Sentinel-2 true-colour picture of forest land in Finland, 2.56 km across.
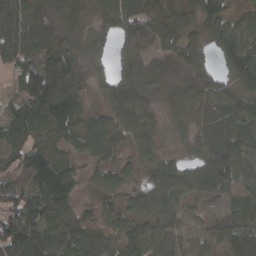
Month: March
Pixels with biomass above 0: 92%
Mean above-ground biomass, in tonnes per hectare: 89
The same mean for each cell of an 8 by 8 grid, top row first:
90 68 56 99 161 143 122 52
148 114 80 59 89 118 84 133
84 138 73 80 89 88 103 99
87 120 98 80 86 76 120 102
76 70 78 69 68 34 139 98
88 152 54 61 42 96 109 50
96 130 44 52 77 79 36 49
157 107 89 52 112 71 53 96
